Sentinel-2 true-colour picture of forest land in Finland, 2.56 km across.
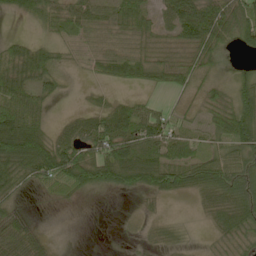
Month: May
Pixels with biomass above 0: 75%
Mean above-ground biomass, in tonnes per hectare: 49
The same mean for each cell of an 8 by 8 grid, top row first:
24 53 54 51 49 66 84 98
43 37 28 35 39 38 63 30
78 52 4 27 28 47 38 26
103 28 17 45 43 24 43 77
145 76 74 85 64 54 34 75
75 85 98 90 95 75 83 88
28 6 4 0 10 2 37 83
73 19 0 0 10 21 9 41
